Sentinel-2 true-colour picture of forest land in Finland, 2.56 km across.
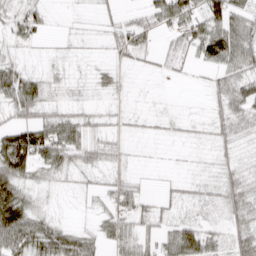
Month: April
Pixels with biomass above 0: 66%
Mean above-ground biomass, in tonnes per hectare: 35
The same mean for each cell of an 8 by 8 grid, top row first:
34 19 4 15 34 80 77 48
16 4 5 23 37 39 83 75
71 23 7 25 2 7 19 52
42 32 26 13 7 4 18 48
120 85 60 26 2 5 10 25
72 25 16 20 6 7 10 30
89 11 4 44 36 16 18 51
68 64 50 45 53 63 43 47
